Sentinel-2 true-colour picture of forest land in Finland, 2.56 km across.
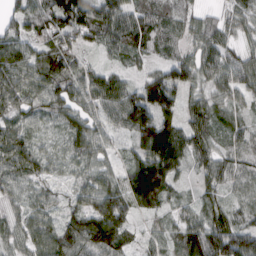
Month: March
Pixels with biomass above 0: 93%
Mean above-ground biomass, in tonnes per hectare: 67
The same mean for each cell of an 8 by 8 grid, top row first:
58 99 119 82 63 46 31 48
86 85 67 54 60 35 79 41
93 94 71 66 49 80 62 69
57 53 71 79 138 67 70 35
87 34 64 40 97 103 61 41
60 39 47 56 138 48 54 47
37 46 71 146 51 31 50 41
50 66 94 101 31 53 98 100
